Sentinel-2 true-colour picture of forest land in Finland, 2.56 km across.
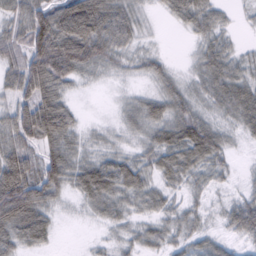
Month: February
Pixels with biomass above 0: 85%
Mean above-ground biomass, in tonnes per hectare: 48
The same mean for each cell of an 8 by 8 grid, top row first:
58 89 129 82 23 38 53 9
58 107 107 66 20 0 43 18
62 96 33 12 18 27 53 54
65 105 16 7 50 49 29 57
75 60 35 18 31 71 79 10
116 81 64 79 42 48 34 9
129 52 17 47 32 27 17 52
56 29 1 17 34 29 31 27
